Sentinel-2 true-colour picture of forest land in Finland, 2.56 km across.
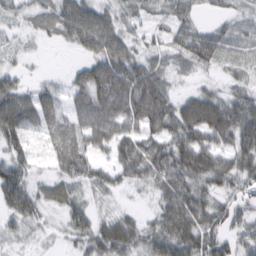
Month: February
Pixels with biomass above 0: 82%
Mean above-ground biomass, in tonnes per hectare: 48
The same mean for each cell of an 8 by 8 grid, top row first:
26 34 92 38 24 46 11 17
14 4 37 71 26 33 61 19
32 15 45 120 86 12 12 21
89 56 65 99 106 68 92 66
48 39 61 65 60 70 66 57
71 26 54 32 44 68 60 47
59 27 41 14 9 75 52 48
16 9 35 70 44 74 54 40
